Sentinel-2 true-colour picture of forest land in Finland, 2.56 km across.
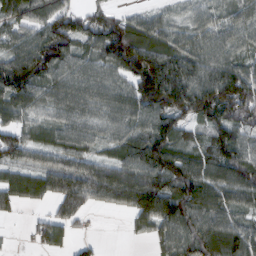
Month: February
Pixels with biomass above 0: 86%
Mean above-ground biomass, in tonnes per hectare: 90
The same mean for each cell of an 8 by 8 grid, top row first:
78 97 80 70 49 37 64 69
85 137 70 156 143 87 89 65
162 96 89 72 178 144 126 127
68 52 70 73 113 143 152 138
89 55 66 52 102 81 77 89
68 96 112 103 123 144 106 100
48 34 84 44 145 140 100 64
3 66 23 0 23 119 118 95
